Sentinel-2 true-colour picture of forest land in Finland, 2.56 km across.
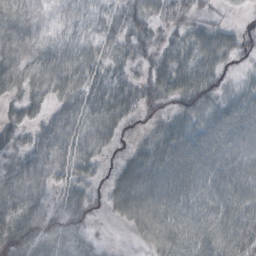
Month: October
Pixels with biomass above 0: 87%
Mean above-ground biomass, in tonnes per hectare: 47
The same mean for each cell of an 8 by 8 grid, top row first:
64 22 40 40 49 35 23 3
53 33 49 38 26 41 68 29
42 61 57 42 29 61 56 24
23 31 58 61 24 36 49 68
33 55 55 28 33 75 75 61
59 47 44 27 77 85 65 65
52 32 46 29 74 63 55 56
67 56 39 3 26 60 59 57
